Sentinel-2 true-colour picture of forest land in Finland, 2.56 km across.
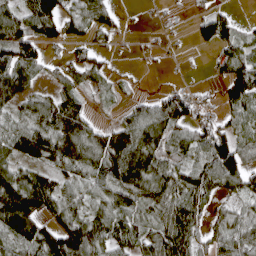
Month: April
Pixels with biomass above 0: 74%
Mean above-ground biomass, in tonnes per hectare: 69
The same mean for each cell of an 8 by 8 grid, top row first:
79 124 74 41 7 7 58 9
93 49 44 20 12 6 37 72
101 23 52 28 3 4 11 121
54 95 83 12 63 94 26 67
79 112 125 118 111 80 100 70
76 57 68 106 124 80 91 92
138 85 61 93 64 92 51 40
71 105 144 79 74 119 52 94
